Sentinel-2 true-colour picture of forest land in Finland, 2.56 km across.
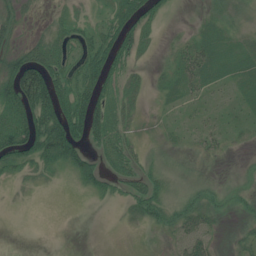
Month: July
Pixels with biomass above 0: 63%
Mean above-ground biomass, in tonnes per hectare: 28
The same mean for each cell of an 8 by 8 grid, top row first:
23 8 18 34 48 4 11 15
26 52 29 63 24 13 32 25
76 86 51 37 12 26 27 22
58 96 72 41 7 10 13 14
79 91 53 45 8 10 18 8
28 21 40 30 31 8 7 6
4 0 2 5 41 28 37 16
0 0 0 0 4 22 29 24
